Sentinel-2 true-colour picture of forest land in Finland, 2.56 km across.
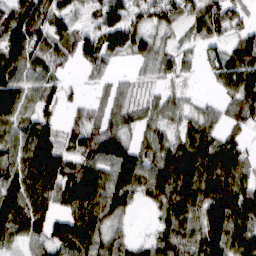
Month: March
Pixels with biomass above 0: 85%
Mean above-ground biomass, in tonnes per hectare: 86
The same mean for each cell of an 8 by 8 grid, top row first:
102 119 39 100 73 69 105 56
123 89 95 103 71 50 54 91
118 70 18 37 26 55 27 142
98 53 34 56 59 55 37 81
84 106 82 126 63 85 95 66
96 130 132 110 110 137 119 93
145 83 136 111 32 98 118 138
60 90 138 65 34 92 136 116
